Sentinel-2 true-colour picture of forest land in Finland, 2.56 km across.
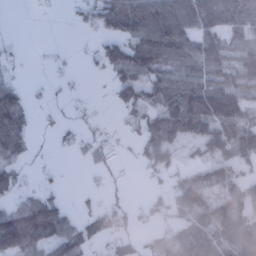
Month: January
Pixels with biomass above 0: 62%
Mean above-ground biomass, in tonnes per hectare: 65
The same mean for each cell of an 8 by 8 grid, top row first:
0 4 28 120 153 145 125 90
10 4 7 75 123 116 93 55
20 12 7 46 91 86 83 88
129 11 13 13 68 138 159 130
92 5 39 37 70 64 48 127
60 6 3 17 14 35 93 65
59 106 20 47 24 76 110 103
147 99 76 50 28 47 84 89
